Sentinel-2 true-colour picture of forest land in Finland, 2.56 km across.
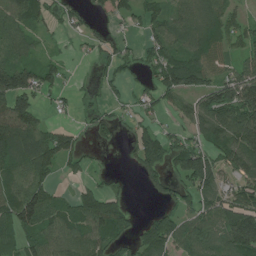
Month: July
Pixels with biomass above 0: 69%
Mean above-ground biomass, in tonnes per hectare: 75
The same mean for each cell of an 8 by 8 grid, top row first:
93 48 39 37 52 59 88 39
72 18 9 32 41 71 91 62
142 66 6 47 38 129 92 107
171 20 21 20 33 39 126 162
118 103 38 20 97 57 82 133
91 65 25 17 58 67 140 71
143 112 99 130 5 69 79 121
75 88 91 77 92 111 95 174
